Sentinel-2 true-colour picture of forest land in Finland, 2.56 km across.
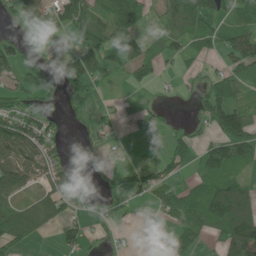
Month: June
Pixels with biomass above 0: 56%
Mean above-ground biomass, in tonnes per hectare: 54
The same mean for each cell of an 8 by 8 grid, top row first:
39 72 88 90 34 88 87 57
65 14 46 86 66 43 42 83
46 31 69 19 32 16 34 60
80 51 20 12 47 10 87 81
118 83 12 12 6 39 45 102
115 83 24 17 43 36 61 41
79 94 34 39 8 68 104 136
58 6 67 21 3 50 27 124
